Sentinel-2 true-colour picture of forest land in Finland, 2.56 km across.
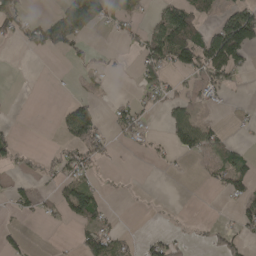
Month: April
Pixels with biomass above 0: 34%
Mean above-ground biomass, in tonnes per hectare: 35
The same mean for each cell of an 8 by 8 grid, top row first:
62 23 114 37 16 104 34 98
10 58 28 3 59 125 122 151
0 1 8 6 37 16 59 15
0 0 80 17 26 44 12 6
30 3 87 20 16 51 51 19
13 21 47 3 0 3 12 57
26 18 99 8 0 1 0 38
26 1 41 57 20 19 25 40
